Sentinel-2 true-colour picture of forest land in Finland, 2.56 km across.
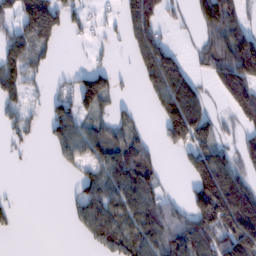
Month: February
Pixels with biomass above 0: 56%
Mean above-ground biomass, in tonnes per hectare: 81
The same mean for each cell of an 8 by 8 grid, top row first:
85 170 40 17 187 25 165 83
93 60 5 16 146 40 106 199
83 19 62 56 65 152 49 185
54 49 79 47 13 198 74 105
24 28 81 90 52 87 108 57
0 0 44 93 106 5 219 95
21 0 59 86 107 51 203 210
2 0 12 85 88 112 120 201
